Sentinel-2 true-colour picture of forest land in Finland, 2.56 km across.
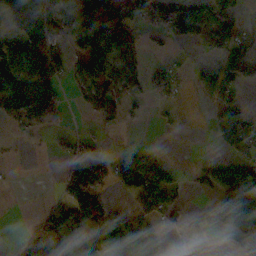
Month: November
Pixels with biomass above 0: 51%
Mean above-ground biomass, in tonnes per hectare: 56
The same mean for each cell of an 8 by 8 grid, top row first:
96 98 89 86 69 90 113 48
98 69 64 74 9 10 48 92
114 101 52 66 28 18 48 70
93 85 6 20 9 7 25 83
4 12 45 9 15 0 10 94
1 0 125 59 114 24 66 131
0 30 145 33 46 36 15 180
24 75 77 102 94 1 0 42
